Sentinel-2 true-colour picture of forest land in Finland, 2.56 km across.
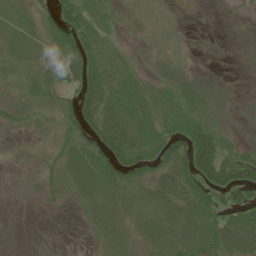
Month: June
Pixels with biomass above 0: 74%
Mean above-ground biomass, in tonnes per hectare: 40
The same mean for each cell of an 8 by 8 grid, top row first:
36 37 76 25 11 7 1 8
38 36 68 27 8 6 2 6
33 39 64 61 30 25 15 1
39 30 63 70 68 52 50 8
16 21 50 83 71 71 101 27
9 28 60 60 45 88 91 78
3 8 16 39 43 63 81 76
3 1 2 35 34 57 77 79
